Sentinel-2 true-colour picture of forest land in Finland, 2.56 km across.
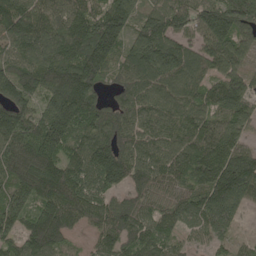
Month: May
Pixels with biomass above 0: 93%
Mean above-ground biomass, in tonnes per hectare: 132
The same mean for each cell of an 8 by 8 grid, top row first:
160 127 125 170 102 153 154 145
102 161 172 134 190 154 129 111
147 145 186 79 147 163 110 98
141 123 169 103 132 130 105 113
152 177 119 162 129 118 153 104
129 154 133 157 120 110 149 236
126 147 155 120 85 105 175 120
101 166 32 122 122 65 70 44
